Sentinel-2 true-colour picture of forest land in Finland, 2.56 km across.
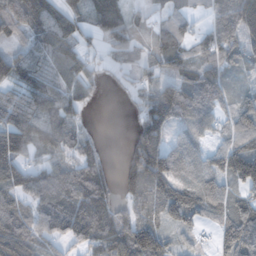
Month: November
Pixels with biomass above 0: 80%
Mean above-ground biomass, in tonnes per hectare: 76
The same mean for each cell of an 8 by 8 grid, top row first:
100 81 51 92 19 57 53 139
37 70 60 59 35 88 81 87
30 41 77 9 36 70 97 27
102 93 49 0 89 127 98 82
134 82 58 1 126 48 43 80
107 95 110 31 154 107 79 127
82 100 117 61 67 115 68 82
136 74 72 94 60 31 14 154
